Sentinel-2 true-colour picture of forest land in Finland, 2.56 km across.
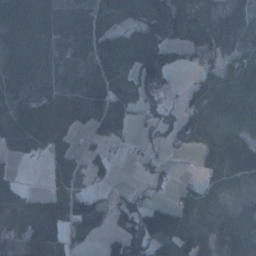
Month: January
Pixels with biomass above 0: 73%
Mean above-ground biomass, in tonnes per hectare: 58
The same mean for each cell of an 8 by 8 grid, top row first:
98 67 64 51 101 103 64 39
69 66 48 82 106 78 73 38
62 51 33 81 94 13 56 77
69 76 74 100 52 43 92 85
48 62 15 35 24 37 66 70
17 20 44 18 18 13 44 54
34 45 63 45 81 69 58 21
34 56 20 38 118 112 49 55
